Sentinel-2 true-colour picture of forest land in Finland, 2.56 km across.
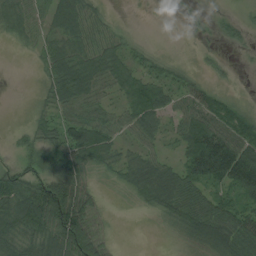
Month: August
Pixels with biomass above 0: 76%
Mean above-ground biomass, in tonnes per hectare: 54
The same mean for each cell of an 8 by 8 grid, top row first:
72 61 91 15 2 3 14 17
12 56 76 59 18 2 8 13
5 40 99 61 58 40 22 3
7 33 61 39 75 38 87 51
27 62 93 51 42 28 102 91
59 90 96 22 84 71 82 103
101 156 132 5 21 73 80 55
63 87 140 19 0 16 77 90
